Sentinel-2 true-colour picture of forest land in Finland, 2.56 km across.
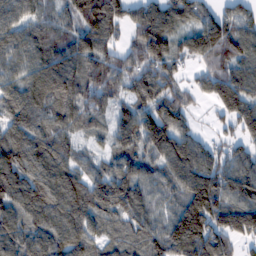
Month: February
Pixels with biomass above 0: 92%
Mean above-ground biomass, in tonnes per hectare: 108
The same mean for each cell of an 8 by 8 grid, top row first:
87 80 155 146 147 112 89 111
113 113 116 81 109 77 122 111
87 126 100 110 117 76 74 110
121 110 100 68 109 127 18 93
140 127 47 67 107 159 74 81
126 117 92 107 77 125 171 135
107 129 140 104 93 95 172 125
110 115 118 67 105 141 153 82
